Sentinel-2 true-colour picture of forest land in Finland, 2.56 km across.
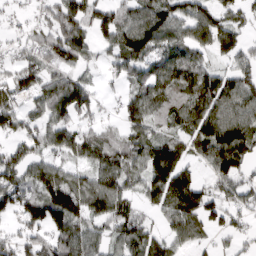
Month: March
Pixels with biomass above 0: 80%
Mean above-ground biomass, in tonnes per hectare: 87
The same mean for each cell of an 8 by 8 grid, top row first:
24 65 118 91 103 100 83 58
40 107 103 64 136 88 73 76
91 72 67 26 85 106 91 100
86 94 103 17 99 91 125 122
60 77 88 79 95 79 115 136
106 106 62 111 93 129 34 69
101 160 110 120 48 114 102 54
79 84 112 64 96 69 40 40
